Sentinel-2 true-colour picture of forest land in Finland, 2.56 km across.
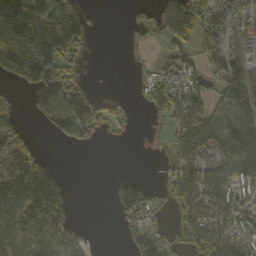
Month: October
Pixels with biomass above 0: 59%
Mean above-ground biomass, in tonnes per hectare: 87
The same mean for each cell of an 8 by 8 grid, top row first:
247 90 58 0 18 142 79 65
139 130 44 0 10 51 77 67
55 106 42 1 18 78 44 144
27 78 139 42 8 124 138 170
111 3 31 4 1 92 158 202
218 148 0 19 12 107 115 140
214 210 2 31 96 76 135 115
209 204 58 0 109 45 135 114
